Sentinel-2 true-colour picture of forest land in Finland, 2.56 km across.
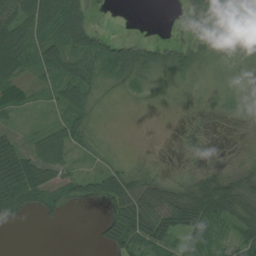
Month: August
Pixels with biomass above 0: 68%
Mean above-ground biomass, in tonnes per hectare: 30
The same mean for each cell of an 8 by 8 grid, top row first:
63 59 55 0 0 0 56 51
73 35 54 53 46 39 28 19
41 17 40 27 38 21 14 13
19 5 30 2 3 7 9 15
36 39 22 5 0 7 9 2
76 39 24 37 31 12 30 37
34 28 3 25 78 77 79 49
0 0 0 40 70 40 28 37
